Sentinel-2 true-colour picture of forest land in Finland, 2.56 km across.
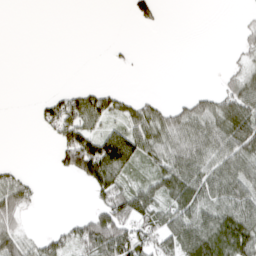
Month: April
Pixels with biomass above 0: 47%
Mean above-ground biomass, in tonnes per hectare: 43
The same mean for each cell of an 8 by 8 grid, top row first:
0 0 0 0 36 0 0 4
0 0 0 4 0 0 0 19
0 0 0 0 0 0 0 48
0 38 78 45 52 49 65 96
0 6 141 128 74 81 91 94
36 3 71 88 29 84 67 73
76 0 1 96 66 62 65 79
70 37 88 122 77 72 99 110
